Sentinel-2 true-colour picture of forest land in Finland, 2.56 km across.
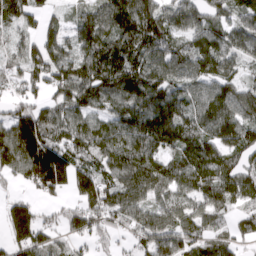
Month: March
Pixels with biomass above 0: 87%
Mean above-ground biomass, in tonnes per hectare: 114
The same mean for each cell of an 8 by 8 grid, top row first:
96 51 76 146 165 110 89 100
53 113 117 138 135 94 146 102
68 115 159 167 147 119 106 81
103 92 100 106 150 129 151 135
196 179 120 132 157 120 130 134
91 248 126 106 181 114 137 128
108 40 97 117 104 101 97 62
123 82 62 54 73 103 84 53
